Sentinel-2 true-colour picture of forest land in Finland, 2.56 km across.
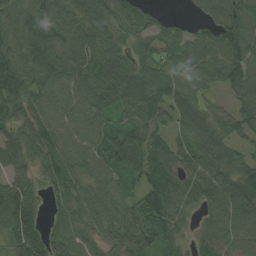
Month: August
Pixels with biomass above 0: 93%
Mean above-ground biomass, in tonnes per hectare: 80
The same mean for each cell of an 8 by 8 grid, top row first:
110 131 102 96 56 14 47 100
116 106 96 75 49 58 78 110
118 86 85 103 96 67 70 98
95 65 65 60 94 91 63 77
80 84 57 102 94 55 87 58
71 67 66 58 88 80 81 98
125 37 68 64 116 84 61 98
97 85 59 55 87 48 54 62
